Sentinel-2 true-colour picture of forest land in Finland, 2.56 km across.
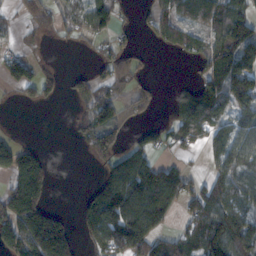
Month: November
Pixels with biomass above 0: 58%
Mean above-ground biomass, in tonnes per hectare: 83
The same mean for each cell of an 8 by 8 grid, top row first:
26 68 70 87 28 95 100 106
32 7 16 42 11 65 99 201
92 54 35 69 28 10 108 190
13 2 42 92 38 58 151 115
63 6 30 104 56 51 72 138
108 82 0 92 146 95 61 101
174 82 40 168 172 57 123 97
133 217 62 141 144 65 136 160
